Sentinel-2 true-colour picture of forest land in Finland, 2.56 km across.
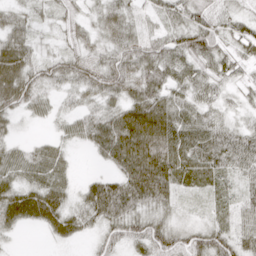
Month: April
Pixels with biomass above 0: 88%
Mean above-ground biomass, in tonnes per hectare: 42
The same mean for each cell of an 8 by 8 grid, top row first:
30 19 25 37 21 40 44 30
63 13 32 42 52 59 65 37
75 47 47 59 61 44 44 31
35 21 27 44 73 56 33 19
21 24 20 66 87 67 55 53
42 53 10 33 86 53 32 39
66 63 35 64 40 23 15 32
7 10 16 35 58 58 54 44
